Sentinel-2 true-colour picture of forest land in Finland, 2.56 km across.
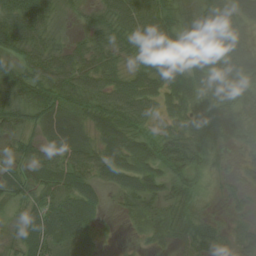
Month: August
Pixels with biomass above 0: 86%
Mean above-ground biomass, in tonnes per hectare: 42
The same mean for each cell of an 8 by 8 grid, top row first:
64 43 16 47 62 39 60 46
45 37 32 42 50 58 65 38
49 55 51 41 49 59 53 79
50 38 34 63 41 48 60 45
27 23 28 59 48 63 47 24
43 49 52 42 52 46 22 30
22 60 53 6 25 39 9 19
31 61 28 2 8 17 39 37
